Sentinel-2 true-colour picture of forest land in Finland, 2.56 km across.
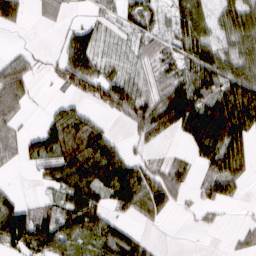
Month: March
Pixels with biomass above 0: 65%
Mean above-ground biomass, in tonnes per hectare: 53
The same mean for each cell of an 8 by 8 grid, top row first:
57 22 6 22 57 59 50 78
12 2 86 13 33 39 71 61
89 12 94 64 27 61 94 89
46 20 48 53 74 123 94 121
31 78 87 57 29 7 86 72
2 33 78 98 62 37 41 48
57 35 104 42 58 24 20 6
106 107 61 68 26 0 0 20
